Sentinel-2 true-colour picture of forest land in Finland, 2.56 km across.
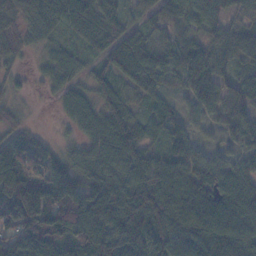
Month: November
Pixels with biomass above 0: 91%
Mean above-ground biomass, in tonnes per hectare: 75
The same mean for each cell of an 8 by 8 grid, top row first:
87 93 78 69 41 58 52 38
66 37 42 76 75 65 69 69
28 33 42 60 63 39 82 60
32 3 77 80 45 43 55 83
72 34 47 103 74 66 22 55
98 88 66 83 98 78 86 76
147 130 109 109 134 91 109 95
114 132 71 132 119 104 114 83
